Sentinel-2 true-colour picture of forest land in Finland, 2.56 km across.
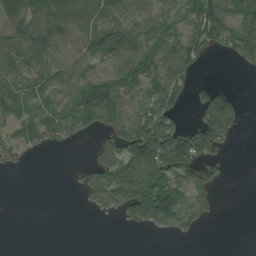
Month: August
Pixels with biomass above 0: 57%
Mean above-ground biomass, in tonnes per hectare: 68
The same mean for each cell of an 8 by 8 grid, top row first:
76 94 74 71 53 64 155 126
95 87 68 95 83 105 63 127
71 86 128 137 95 79 18 0
75 81 141 152 94 52 122 36
80 34 8 100 180 145 113 2
0 0 25 138 189 105 34 0
0 0 9 55 162 120 30 0
0 0 0 0 0 5 0 0
